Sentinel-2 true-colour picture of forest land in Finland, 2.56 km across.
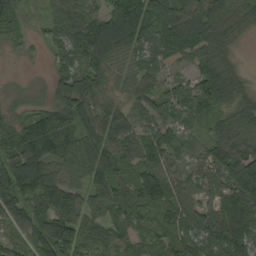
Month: September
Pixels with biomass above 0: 92%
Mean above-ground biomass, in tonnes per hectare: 78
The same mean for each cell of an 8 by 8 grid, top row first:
59 49 103 116 93 74 101 67
25 37 97 99 52 86 83 18
6 27 95 51 57 44 115 57
40 83 88 64 70 70 81 68
89 117 73 77 85 78 62 77
136 94 50 63 96 62 71 129
83 87 81 69 99 98 64 139
52 139 94 83 62 104 93 110
